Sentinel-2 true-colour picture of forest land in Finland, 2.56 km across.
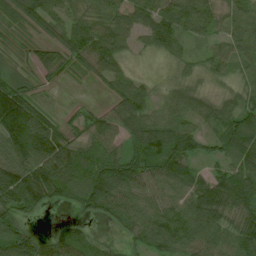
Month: July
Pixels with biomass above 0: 90%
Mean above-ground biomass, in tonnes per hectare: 74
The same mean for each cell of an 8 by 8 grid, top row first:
47 73 59 84 86 88 79 78
19 38 80 95 37 40 36 80
47 20 15 62 27 35 39 43
147 35 18 59 76 79 87 95
100 133 62 68 112 129 53 107
100 121 99 131 92 108 68 101
96 33 55 92 87 82 111 102
111 49 67 20 71 93 88 90
